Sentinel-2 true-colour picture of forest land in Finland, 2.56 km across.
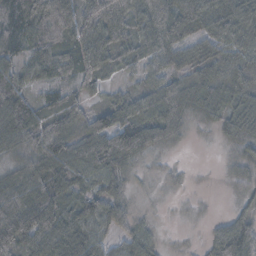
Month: November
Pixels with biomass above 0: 87%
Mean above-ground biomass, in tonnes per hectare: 56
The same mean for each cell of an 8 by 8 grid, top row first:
61 84 85 100 76 94 79 84
40 52 67 68 59 67 41 55
51 35 51 19 36 57 65 53
94 49 51 80 57 73 50 74
59 103 73 88 65 22 4 39
56 92 68 56 11 16 1 33
81 88 66 61 8 6 6 24
80 77 77 35 40 5 29 109
